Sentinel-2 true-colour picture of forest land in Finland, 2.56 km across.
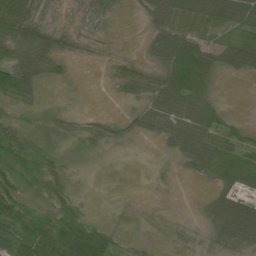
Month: June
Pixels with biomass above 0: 66%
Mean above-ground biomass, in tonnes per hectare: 37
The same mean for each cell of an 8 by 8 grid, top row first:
84 17 10 13 12 44 60 73
53 52 12 3 9 80 43 88
80 19 1 13 37 85 46 6
16 13 8 4 29 57 49 2
74 25 10 17 4 33 56 39
81 63 4 0 0 5 27 58
86 54 38 2 1 1 20 73
96 124 160 61 8 6 10 43
